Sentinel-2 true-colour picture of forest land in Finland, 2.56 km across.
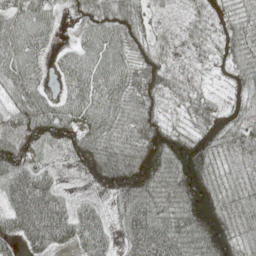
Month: May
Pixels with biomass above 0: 91%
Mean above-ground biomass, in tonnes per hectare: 57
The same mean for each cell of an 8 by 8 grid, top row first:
55 44 44 66 35 15 35 31
66 27 40 59 42 24 36 42
58 19 70 66 77 32 16 36
56 71 65 61 60 20 42 28
99 46 69 58 92 93 60 42
83 42 32 104 106 89 78 29
89 100 38 33 70 63 110 38
54 79 51 30 100 67 108 51
